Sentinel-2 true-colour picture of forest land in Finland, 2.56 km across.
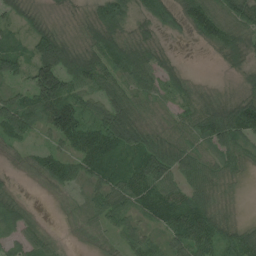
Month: July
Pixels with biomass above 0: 86%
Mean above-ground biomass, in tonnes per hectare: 62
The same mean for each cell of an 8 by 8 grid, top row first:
46 27 26 117 55 56 92 74
47 122 56 99 71 10 25 63
51 136 83 72 67 50 7 25
102 108 93 105 47 43 86 125
38 29 101 116 72 60 63 62
11 64 58 89 103 65 57 24
51 2 26 76 67 96 70 9
38 35 13 28 52 65 95 76
